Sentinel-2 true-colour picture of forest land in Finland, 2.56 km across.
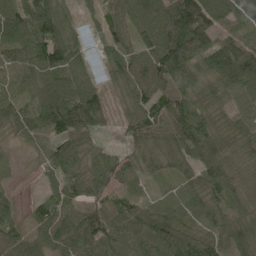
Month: June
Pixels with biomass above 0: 93%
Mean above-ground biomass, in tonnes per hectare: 74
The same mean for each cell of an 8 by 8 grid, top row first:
99 132 32 54 73 137 117 84
87 125 64 53 71 124 75 67
61 88 109 45 103 106 65 108
71 108 133 31 83 103 68 45
26 46 62 15 72 82 92 59
10 31 74 64 41 53 84 67
40 58 69 62 67 77 62 64
78 69 104 83 83 97 69 78
